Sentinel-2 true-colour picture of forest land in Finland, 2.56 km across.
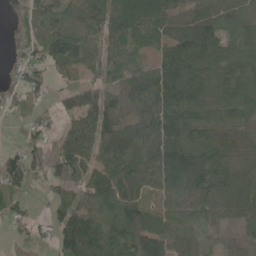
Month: May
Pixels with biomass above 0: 87%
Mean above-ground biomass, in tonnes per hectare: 87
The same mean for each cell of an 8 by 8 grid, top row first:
30 87 95 114 86 91 93 85
29 90 103 81 56 146 132 101
47 51 44 68 113 194 120 136
32 23 87 81 112 134 102 103
28 47 109 123 131 137 98 75
88 84 72 121 128 164 143 100
29 28 77 79 85 77 80 72
33 40 128 101 106 66 37 28
